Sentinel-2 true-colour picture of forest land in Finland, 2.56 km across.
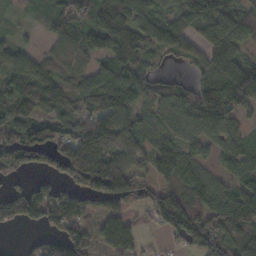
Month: November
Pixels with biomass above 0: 82%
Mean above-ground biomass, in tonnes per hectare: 94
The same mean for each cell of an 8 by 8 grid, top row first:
12 47 85 157 100 77 119 88
69 40 100 126 99 82 80 61
100 116 87 106 64 33 88 138
125 89 81 133 69 114 153 73
138 140 180 133 65 75 78 66
46 74 165 195 59 75 56 59
106 129 102 92 57 153 93 155
4 74 119 126 32 63 130 86
